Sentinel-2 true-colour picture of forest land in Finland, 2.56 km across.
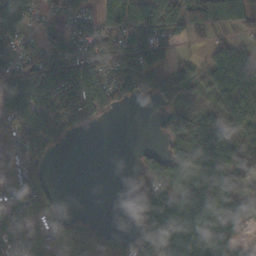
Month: October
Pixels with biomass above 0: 71%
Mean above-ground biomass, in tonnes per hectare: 75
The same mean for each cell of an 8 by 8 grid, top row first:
70 48 52 96 124 127 116 107
65 93 86 98 125 40 43 64
107 133 138 102 113 95 67 124
124 133 128 44 0 63 53 69
84 85 1 0 7 47 87 52
80 40 0 0 63 78 90 110
74 63 0 0 146 93 93 82
64 83 100 52 78 81 86 33
